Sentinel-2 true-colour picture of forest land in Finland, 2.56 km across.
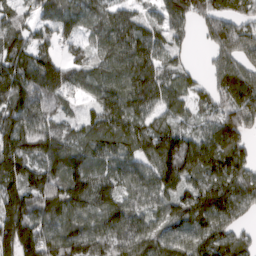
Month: March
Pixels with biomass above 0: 91%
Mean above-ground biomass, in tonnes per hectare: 108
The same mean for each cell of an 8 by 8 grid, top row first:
65 69 89 79 47 99 106 97
107 70 63 104 118 44 59 164
138 146 79 95 124 81 52 152
130 106 36 129 95 73 66 162
122 122 96 109 115 158 124 96
124 127 122 87 98 169 118 118
143 134 121 119 78 88 137 100
175 145 141 121 122 112 126 77
